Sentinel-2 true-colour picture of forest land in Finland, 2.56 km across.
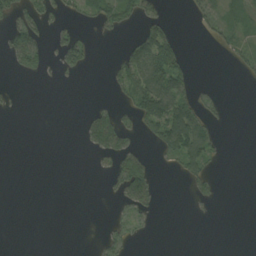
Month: August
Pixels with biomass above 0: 26%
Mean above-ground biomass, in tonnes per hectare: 19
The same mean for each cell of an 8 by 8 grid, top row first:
38 29 22 42 31 1 37 20
59 24 57 1 64 40 4 22
2 4 4 21 76 54 1 7
2 0 4 30 65 86 19 0
0 0 10 56 11 82 39 0
0 0 0 27 57 9 24 0
0 0 0 7 27 0 5 0
0 0 0 20 4 0 0 0
